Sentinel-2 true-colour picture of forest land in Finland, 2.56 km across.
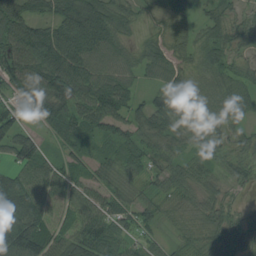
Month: August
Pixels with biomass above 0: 90%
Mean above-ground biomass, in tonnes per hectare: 70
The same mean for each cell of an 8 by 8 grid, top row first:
119 75 132 77 26 49 48 37
113 124 110 73 50 52 74 46
92 111 103 86 33 58 60 58
64 91 70 86 58 75 58 47
90 27 45 55 56 48 83 47
83 69 48 49 43 56 52 49
180 67 60 65 49 45 55 23
185 113 88 76 39 34 70 65
